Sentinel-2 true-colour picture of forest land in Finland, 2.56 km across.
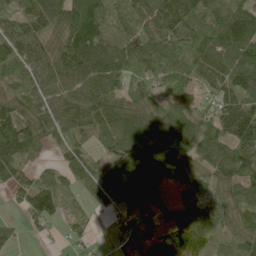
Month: June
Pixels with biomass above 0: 89%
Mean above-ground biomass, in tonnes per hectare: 100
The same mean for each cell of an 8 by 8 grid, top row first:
89 134 181 71 97 138 104 131
113 82 180 90 110 121 141 143
77 86 134 127 112 124 83 136
96 91 104 117 107 133 43 158
145 55 60 93 192 193 122 170
61 39 77 122 146 93 75 86
15 98 25 42 85 54 81 73
35 15 30 18 86 187 87 73
